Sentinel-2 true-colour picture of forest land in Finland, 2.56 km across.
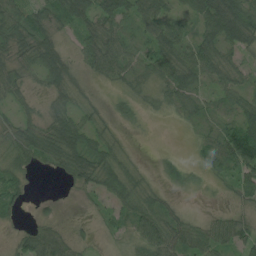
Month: August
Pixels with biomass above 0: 77%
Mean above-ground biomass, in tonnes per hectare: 37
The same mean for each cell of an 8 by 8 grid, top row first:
74 45 41 47 49 27 66 70
49 63 31 50 27 68 56 45
41 51 24 27 30 63 35 34
29 30 33 18 15 19 18 34
45 71 56 32 1 0 27 93
35 6 45 48 17 27 13 43
22 10 5 24 45 17 4 17
27 66 18 12 54 49 50 49
